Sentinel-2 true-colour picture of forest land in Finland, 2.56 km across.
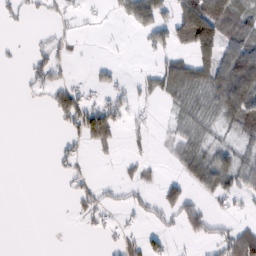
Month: February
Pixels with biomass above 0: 40%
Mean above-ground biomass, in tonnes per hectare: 33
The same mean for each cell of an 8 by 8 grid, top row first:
15 13 15 10 76 76 166 69
4 22 5 2 16 41 114 83
2 41 9 23 15 75 74 111
0 18 88 60 5 23 39 86
0 1 34 28 1 28 32 31
0 3 26 1 13 22 68 63
0 0 27 25 24 60 23 16
0 0 1 12 39 8 31 81
